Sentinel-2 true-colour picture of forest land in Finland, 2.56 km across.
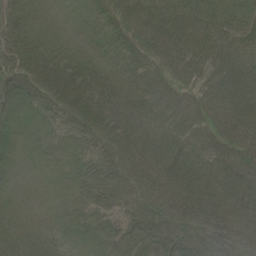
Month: June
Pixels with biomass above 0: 93%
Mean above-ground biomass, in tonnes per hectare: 46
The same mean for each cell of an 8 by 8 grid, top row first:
24 9 11 45 57 48 40 38
45 30 18 30 62 64 56 39
49 70 50 41 59 44 57 52
30 32 65 53 53 53 67 76
16 12 24 68 68 70 70 68
14 7 19 56 71 82 70 74
14 7 17 43 74 79 83 71
23 8 8 32 65 69 56 69
